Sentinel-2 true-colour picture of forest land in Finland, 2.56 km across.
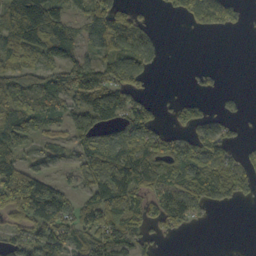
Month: October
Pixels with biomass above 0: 66%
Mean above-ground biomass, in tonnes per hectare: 69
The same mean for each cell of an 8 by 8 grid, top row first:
102 114 79 139 24 29 121 28
88 106 68 98 81 0 0 0
97 81 125 106 48 0 12 0
112 86 107 105 72 39 35 16
69 50 60 101 110 72 104 28
75 43 55 102 95 83 115 91
144 115 66 96 70 108 51 10
55 116 67 101 41 9 0 1
